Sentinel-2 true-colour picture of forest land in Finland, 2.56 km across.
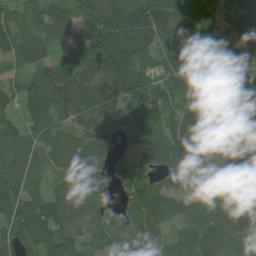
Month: July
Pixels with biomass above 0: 88%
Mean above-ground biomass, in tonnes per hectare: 99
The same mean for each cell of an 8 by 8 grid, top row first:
78 102 108 153 193 131 130 195
88 70 82 185 134 93 101 63
43 125 122 163 114 107 111 68
76 101 131 122 110 94 100 95
103 75 78 80 85 141 145 84
105 35 86 72 56 74 45 7
110 123 103 53 104 97 68 98
93 103 76 79 98 79 105 73
